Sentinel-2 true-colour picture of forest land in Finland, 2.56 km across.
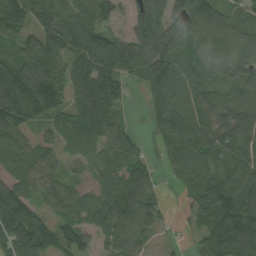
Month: September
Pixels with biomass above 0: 87%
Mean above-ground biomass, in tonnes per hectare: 86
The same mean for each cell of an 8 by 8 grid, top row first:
95 89 88 47 110 126 108 68
67 124 108 101 107 131 117 94
130 133 88 95 84 95 70 65
131 88 80 81 23 106 79 95
87 50 60 83 27 110 115 81
73 83 38 79 63 46 80 79
158 52 87 111 96 11 103 110
97 65 69 64 42 15 93 135
